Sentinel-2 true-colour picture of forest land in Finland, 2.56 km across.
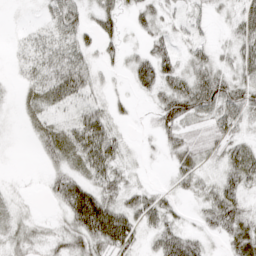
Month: April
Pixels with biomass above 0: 77%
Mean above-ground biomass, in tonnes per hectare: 34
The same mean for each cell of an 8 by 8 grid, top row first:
2 26 30 38 27 18 18 46
10 40 36 21 20 27 24 39
9 45 54 7 41 49 63 39
8 31 35 22 3 66 47 52
2 38 65 49 5 32 31 37
2 19 43 43 4 25 19 58
12 5 104 69 51 20 38 41
29 24 45 87 25 64 18 49
